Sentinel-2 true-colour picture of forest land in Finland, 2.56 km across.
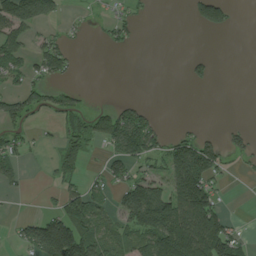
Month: July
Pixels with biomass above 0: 40%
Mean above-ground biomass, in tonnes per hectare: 52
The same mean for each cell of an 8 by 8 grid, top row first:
138 70 4 23 6 0 92 3
65 46 5 21 1 0 0 0
36 41 2 0 0 0 23 0
70 38 40 62 38 0 0 0
46 10 63 74 109 65 57 27
38 10 40 52 46 137 114 6
2 12 95 38 197 119 128 0
33 230 167 57 85 198 175 45
